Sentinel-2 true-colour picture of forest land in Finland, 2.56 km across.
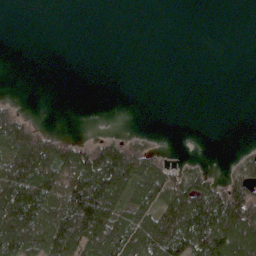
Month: May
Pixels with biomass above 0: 40%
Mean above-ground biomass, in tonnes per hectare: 53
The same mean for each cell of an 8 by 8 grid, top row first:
0 0 0 0 0 0 0 0
0 0 0 0 0 0 0 0
0 0 0 0 0 0 0 0
31 0 0 0 0 0 0 0
119 86 44 69 35 0 0 3
131 100 127 162 91 64 45 56
123 121 172 127 86 151 171 158
154 110 127 122 135 159 153 145
